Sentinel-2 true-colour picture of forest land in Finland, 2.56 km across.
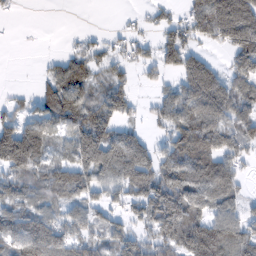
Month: February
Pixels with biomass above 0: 71%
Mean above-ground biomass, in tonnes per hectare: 78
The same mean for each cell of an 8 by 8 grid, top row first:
7 0 0 1 14 24 143 196
1 0 23 28 30 104 29 129
0 53 88 58 22 54 164 81
29 84 108 90 20 114 139 77
219 89 139 139 72 98 116 84
78 70 100 96 129 113 140 49
80 64 60 57 96 144 93 55
105 144 72 62 52 99 103 93
